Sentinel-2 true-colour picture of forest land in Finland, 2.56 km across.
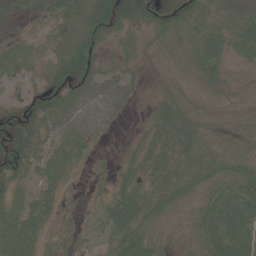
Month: June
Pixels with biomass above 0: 89%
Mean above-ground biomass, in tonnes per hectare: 45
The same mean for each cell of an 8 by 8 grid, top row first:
25 36 72 76 45 46 43 42
24 31 86 26 26 34 72 51
21 39 72 45 13 22 43 23
32 56 58 38 8 55 30 31
65 41 53 5 35 60 33 28
50 37 9 25 46 48 56 56
47 45 13 56 55 35 75 106
69 30 31 55 66 13 82 106
